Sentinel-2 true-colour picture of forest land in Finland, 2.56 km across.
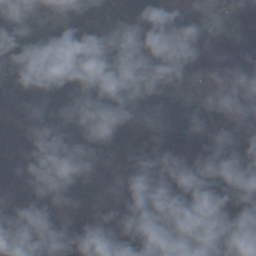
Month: November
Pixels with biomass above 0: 88%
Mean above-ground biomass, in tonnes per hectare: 78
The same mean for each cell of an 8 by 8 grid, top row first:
52 49 59 46 70 77 36 28
52 85 67 67 70 92 79 14
83 84 61 54 55 96 102 0
50 78 79 70 61 98 75 30
56 62 59 48 78 135 104 91
91 76 64 38 53 161 101 62
77 112 63 27 75 94 172 170
109 119 111 52 50 168 137 130
